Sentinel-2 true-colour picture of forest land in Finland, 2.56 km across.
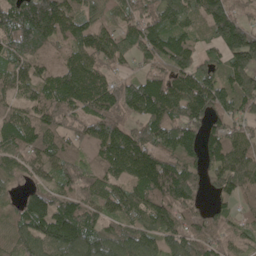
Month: May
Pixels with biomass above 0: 89%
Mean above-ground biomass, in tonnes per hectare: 102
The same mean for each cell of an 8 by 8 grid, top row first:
136 155 79 57 93 102 133 76
93 69 86 107 96 124 49 181
87 86 162 83 98 117 101 120
73 98 94 113 136 127 133 87
99 99 58 124 118 139 121 106
40 63 87 83 127 157 79 116
54 133 141 83 127 121 56 46
77 115 147 100 92 96 94 74
